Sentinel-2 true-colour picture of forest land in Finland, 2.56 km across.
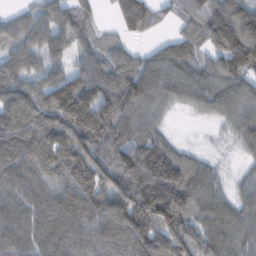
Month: February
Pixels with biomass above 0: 91%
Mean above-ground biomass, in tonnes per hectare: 92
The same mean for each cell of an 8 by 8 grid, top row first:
44 96 79 22 92 34 99 151
80 101 58 51 23 79 70 190
95 101 96 93 106 90 88 96
117 113 166 103 74 21 46 78
107 124 112 100 105 39 7 46
90 83 120 96 141 145 76 24
91 105 110 113 148 149 96 74
96 112 90 103 107 114 110 86
